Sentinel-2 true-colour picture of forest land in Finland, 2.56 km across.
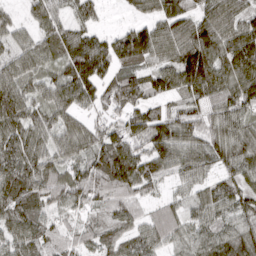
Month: March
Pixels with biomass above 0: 95%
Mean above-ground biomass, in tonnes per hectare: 86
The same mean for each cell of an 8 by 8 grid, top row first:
29 83 58 3 50 88 75 80
54 74 117 83 141 94 129 123
86 60 120 81 83 104 149 116
106 83 70 69 101 65 72 83
95 72 88 115 90 118 88 94
125 96 79 176 105 52 57 90
129 67 64 83 43 55 78 83
81 85 67 68 76 64 88 122
